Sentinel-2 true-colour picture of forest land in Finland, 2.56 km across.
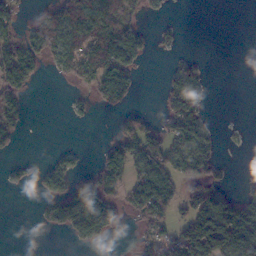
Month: November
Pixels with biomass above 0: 43%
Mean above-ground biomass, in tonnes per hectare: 47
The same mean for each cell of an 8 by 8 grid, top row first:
38 57 101 74 26 2 0 0
65 78 96 136 53 10 0 0
88 6 50 127 4 47 16 0
66 0 12 21 27 68 18 0
26 0 3 41 101 65 36 2
17 63 50 70 84 68 51 5
0 48 151 72 91 51 89 92
0 0 36 10 39 82 145 119
